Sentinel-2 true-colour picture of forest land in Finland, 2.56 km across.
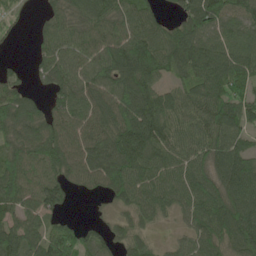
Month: May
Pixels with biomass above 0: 86%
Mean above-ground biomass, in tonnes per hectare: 81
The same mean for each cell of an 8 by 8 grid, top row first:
26 37 72 87 75 37 120 83
7 60 81 103 127 115 96 88
35 49 89 103 119 56 109 82
99 56 86 101 125 82 102 95
76 92 83 103 114 77 92 69
97 78 68 108 87 84 85 121
78 74 1 25 77 65 105 113
89 98 87 46 52 26 89 108
